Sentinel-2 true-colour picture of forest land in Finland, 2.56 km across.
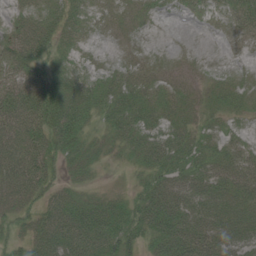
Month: June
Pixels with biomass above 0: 86%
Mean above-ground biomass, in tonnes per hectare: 39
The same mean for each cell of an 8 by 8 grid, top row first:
23 38 31 16 14 7 14 39
49 43 20 5 7 3 1 5
49 50 31 28 26 15 12 18
73 73 43 42 45 31 20 22
68 62 39 28 45 49 30 29
66 47 26 4 28 47 51 55
35 43 60 54 64 72 64 62
26 71 80 67 40 84 67 57
